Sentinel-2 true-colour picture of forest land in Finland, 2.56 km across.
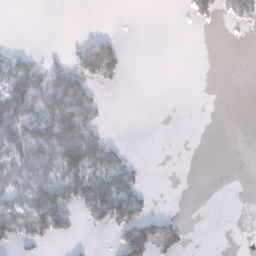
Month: January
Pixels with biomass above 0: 32%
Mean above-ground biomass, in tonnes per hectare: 36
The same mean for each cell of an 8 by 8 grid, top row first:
0 0 0 0 0 0 27 48
11 2 38 56 0 0 0 0
102 99 81 34 0 0 0 0
146 95 125 1 0 0 0 0
92 121 191 39 0 0 0 0
65 66 94 83 10 0 0 0
74 152 58 118 37 0 0 0
42 29 6 12 98 59 0 0
